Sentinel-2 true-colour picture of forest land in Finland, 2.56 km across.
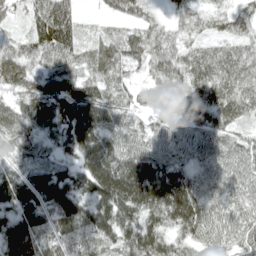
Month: April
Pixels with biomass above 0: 96%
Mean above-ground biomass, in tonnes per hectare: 90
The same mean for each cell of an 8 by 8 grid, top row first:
44 122 41 41 46 34 44 55
49 107 61 74 73 59 50 48
74 81 88 71 37 78 91 82
66 97 154 102 49 61 74 68
68 54 162 98 73 74 78 59
106 131 132 220 185 115 72 77
127 130 141 175 143 162 83 76
165 87 86 106 145 76 67 79
